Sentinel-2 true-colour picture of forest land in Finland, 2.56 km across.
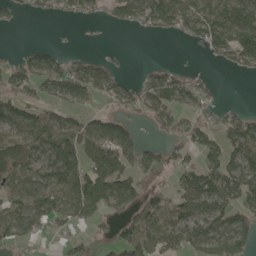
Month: May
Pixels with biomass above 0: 61%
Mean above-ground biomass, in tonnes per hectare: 61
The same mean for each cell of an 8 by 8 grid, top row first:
20 26 33 37 85 96 100 94
9 18 6 5 0 1 50 109
72 69 80 51 44 62 16 7
87 61 43 37 54 72 35 32
88 79 101 113 39 47 72 101
81 66 99 114 48 46 114 103
61 82 96 60 79 77 87 76
55 9 25 39 88 69 89 93
